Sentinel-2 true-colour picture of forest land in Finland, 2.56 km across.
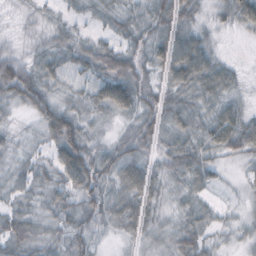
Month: October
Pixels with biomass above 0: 88%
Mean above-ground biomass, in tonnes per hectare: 36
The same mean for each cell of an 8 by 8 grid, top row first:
8 12 17 32 33 62 18 53
13 27 33 39 33 80 40 1
66 40 29 74 37 55 58 19
16 52 37 44 41 40 37 38
18 32 56 29 36 39 42 55
33 31 78 43 48 33 32 10
29 32 48 50 51 21 23 11
53 35 46 12 25 39 30 17
